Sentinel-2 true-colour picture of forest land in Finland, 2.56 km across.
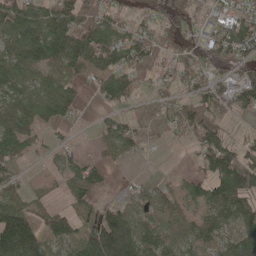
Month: May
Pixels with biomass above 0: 70%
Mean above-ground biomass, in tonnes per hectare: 49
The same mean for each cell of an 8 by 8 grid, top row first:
85 70 70 35 17 31 22 49
52 94 106 84 64 37 44 61
50 43 29 76 19 29 44 44
46 67 26 29 7 41 71 32
73 19 7 60 20 4 71 42
31 10 74 11 6 9 62 107
58 28 30 46 43 34 48 60
162 48 53 127 86 40 37 46
